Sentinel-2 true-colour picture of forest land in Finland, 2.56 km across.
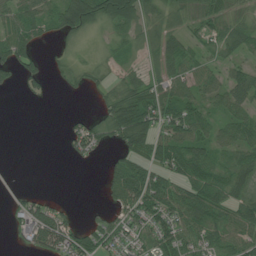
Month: July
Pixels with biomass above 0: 66%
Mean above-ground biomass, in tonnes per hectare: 42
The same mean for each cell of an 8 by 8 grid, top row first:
53 41 96 84 57 26 46 37
78 8 14 24 26 41 30 44
28 23 21 27 45 51 40 49
0 0 7 44 70 65 33 43
0 0 52 23 56 71 45 50
2 0 0 39 80 53 52 57
25 41 5 33 81 79 76 59
23 81 56 55 46 77 57 53
